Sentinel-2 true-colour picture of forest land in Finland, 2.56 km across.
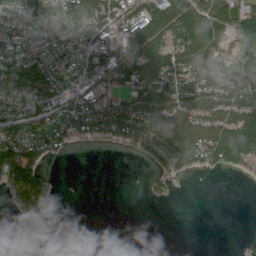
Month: August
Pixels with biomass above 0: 59%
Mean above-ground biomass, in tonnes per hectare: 65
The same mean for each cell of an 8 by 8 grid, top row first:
100 99 113 91 103 135 102 98
112 80 71 105 118 95 80 45
91 81 66 87 91 106 90 91
86 114 126 117 119 81 79 100
161 130 29 31 80 109 128 149
127 37 0 0 7 35 13 18
26 19 0 0 0 0 0 0
0 0 0 0 0 0 0 0
